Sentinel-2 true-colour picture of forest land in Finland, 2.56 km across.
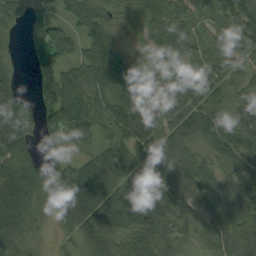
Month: September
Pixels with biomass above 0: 89%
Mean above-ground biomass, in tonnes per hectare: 90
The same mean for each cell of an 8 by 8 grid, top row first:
82 58 94 70 89 105 91 165
18 158 61 104 53 110 59 59
38 132 92 138 44 88 83 62
88 110 125 99 112 74 93 84
125 65 56 104 91 107 82 112
169 71 130 147 80 103 87 92
169 40 111 86 53 99 77 114
116 20 62 81 80 54 70 84
